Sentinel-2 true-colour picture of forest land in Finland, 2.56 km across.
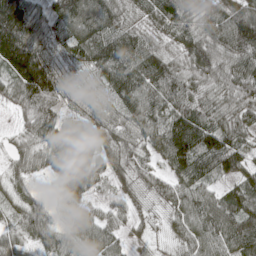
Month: May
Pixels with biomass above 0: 93%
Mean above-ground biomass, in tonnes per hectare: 86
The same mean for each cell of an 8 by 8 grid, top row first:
195 95 140 104 61 100 74 113
206 81 105 118 98 66 111 121
120 144 58 104 121 103 96 94
42 100 48 68 89 99 96 69
39 84 105 69 69 141 118 86
46 32 120 60 54 79 71 80
54 45 59 41 19 70 101 101
59 67 79 75 29 40 101 101
